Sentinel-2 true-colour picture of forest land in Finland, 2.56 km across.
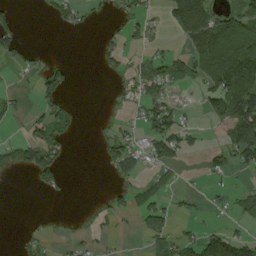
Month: August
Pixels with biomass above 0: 36%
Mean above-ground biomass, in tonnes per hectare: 40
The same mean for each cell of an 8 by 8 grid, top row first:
31 17 35 13 31 94 87 80
52 2 0 31 23 11 122 127
7 50 1 10 80 48 77 145
16 49 20 3 50 53 50 160
43 98 1 50 58 65 10 116
11 80 0 18 19 11 32 11
0 0 1 33 47 20 11 26
9 13 16 11 21 45 76 55
